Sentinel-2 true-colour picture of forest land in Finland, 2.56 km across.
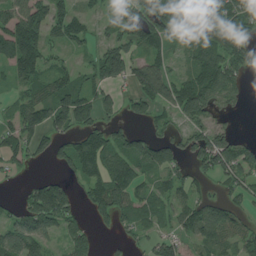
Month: July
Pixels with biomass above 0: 70%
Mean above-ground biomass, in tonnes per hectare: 80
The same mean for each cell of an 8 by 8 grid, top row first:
102 126 52 48 128 99 108 93
177 87 38 95 89 52 119 76
73 84 64 90 145 73 116 54
67 131 118 43 52 74 82 12
90 64 103 95 100 75 118 61
17 36 60 118 53 54 47 74
52 210 48 116 65 63 77 47
96 58 78 13 36 72 79 66
